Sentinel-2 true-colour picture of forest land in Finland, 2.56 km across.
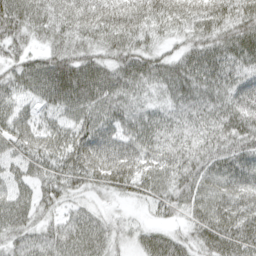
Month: April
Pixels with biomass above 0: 96%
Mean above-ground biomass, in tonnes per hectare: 70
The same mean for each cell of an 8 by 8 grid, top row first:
100 74 91 86 88 78 76 69
57 50 59 60 55 38 76 86
67 112 112 83 72 86 83 75
55 42 73 70 49 57 70 92
59 77 96 78 75 66 75 88
41 55 74 92 78 78 81 94
67 42 33 18 23 59 84 94
52 61 75 47 50 49 67 93
